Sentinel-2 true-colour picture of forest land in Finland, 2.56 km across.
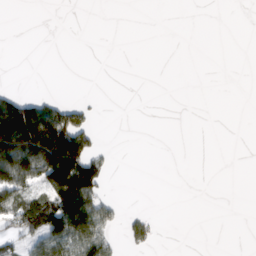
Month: March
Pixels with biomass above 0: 21%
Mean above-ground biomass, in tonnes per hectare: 34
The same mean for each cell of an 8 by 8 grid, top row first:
0 0 0 0 0 0 0 0
0 0 0 0 0 0 0 0
0 0 0 0 0 0 0 0
169 87 56 0 0 0 0 0
227 274 140 3 0 0 0 0
139 143 206 10 0 0 0 0
115 121 147 29 3 0 0 0
59 83 80 30 37 0 0 0
